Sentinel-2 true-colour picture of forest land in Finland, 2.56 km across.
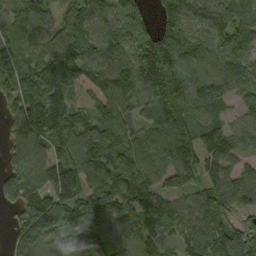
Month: September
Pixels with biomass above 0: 92%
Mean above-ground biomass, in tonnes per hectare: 117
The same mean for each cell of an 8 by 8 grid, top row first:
116 74 120 71 80 135 98 107
120 99 116 85 104 154 105 104
136 116 90 120 155 199 102 104
113 184 64 111 81 200 92 55
103 132 133 139 140 176 139 78
102 116 167 150 141 110 85 91
70 173 153 171 139 87 147 77
82 106 155 101 102 64 112 127
